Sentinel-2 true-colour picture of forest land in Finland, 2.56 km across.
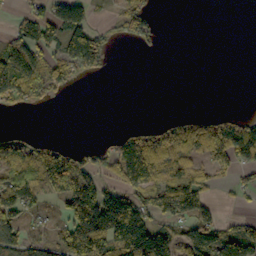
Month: October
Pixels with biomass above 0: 49%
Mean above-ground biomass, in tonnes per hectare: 68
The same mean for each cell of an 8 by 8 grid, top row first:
30 70 93 22 80 0 0 0
159 93 135 26 24 0 0 0
178 127 25 4 0 0 0 0
20 4 0 0 0 9 18 13
61 38 10 37 106 117 114 73
93 93 117 46 120 104 45 31
120 27 189 231 132 155 70 12
115 57 198 212 225 80 125 86
